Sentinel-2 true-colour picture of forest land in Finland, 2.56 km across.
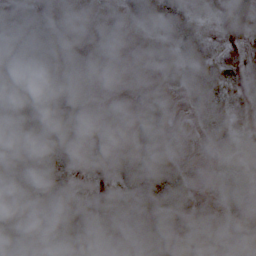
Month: October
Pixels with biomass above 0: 78%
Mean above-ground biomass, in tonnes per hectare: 32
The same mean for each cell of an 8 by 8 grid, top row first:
49 48 10 7 37 35 17 33
50 62 40 10 8 34 27 26
49 61 12 7 1 20 43 23
60 62 18 10 15 7 40 22
49 59 33 19 43 16 23 27
35 49 21 43 52 42 8 39
16 33 33 31 49 40 6 46
41 32 41 22 44 45 24 44
